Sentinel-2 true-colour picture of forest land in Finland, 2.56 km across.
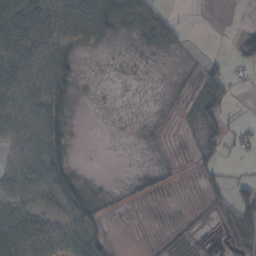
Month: November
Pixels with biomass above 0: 66%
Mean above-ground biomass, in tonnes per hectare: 33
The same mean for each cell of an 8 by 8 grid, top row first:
82 74 92 64 83 13 0 0
69 66 38 13 16 19 2 24
67 69 15 3 3 12 75 8
64 62 4 4 4 9 57 3
63 79 2 1 6 8 30 15
69 77 19 1 15 8 20 8
58 50 50 10 9 6 18 52
88 71 72 13 4 26 20 48
